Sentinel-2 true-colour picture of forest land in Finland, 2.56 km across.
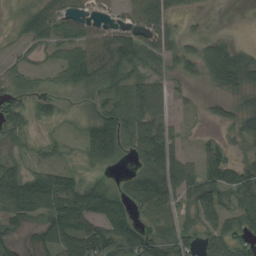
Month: August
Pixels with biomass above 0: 70%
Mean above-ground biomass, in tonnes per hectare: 43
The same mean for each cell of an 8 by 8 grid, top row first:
12 64 42 17 68 31 6 0
11 33 56 69 62 44 43 33
20 13 50 44 44 17 30 63
52 23 9 53 72 19 14 37
18 16 25 65 75 42 27 13
57 52 24 12 55 75 66 61
67 73 71 70 55 46 61 51
22 33 68 56 64 56 53 58
